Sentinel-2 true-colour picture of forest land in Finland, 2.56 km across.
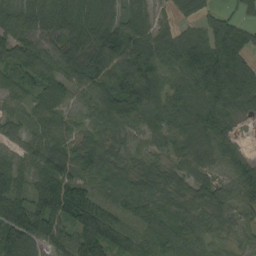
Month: August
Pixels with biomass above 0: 93%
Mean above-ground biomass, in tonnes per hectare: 92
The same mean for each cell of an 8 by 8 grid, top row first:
104 146 119 54 68 44 59 50
108 92 124 133 116 95 118 107
76 90 101 108 138 68 123 166
49 77 57 113 122 85 126 58
56 97 71 62 64 72 100 40
84 100 87 77 74 65 62 116
127 139 158 72 74 71 85 97
110 108 136 134 83 82 54 44
